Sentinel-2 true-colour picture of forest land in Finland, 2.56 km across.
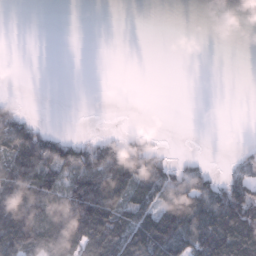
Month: January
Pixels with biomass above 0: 40%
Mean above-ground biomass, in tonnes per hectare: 53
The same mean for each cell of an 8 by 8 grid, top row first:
0 0 0 0 0 0 0 0
0 0 0 0 0 0 0 0
0 0 0 0 0 0 0 0
31 0 0 0 0 0 0 0
119 86 44 69 35 0 0 3
131 100 127 162 91 64 45 56
123 121 172 127 86 151 171 158
154 110 127 122 135 159 153 145
